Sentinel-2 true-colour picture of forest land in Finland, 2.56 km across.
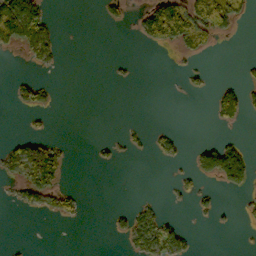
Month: October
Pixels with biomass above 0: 21%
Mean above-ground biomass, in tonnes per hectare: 26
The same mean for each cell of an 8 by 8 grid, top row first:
142 37 0 20 43 115 122 57
51 61 0 0 14 41 24 1
16 11 0 4 0 1 11 20
7 21 0 0 0 0 7 55
31 57 0 10 11 22 27 29
57 112 0 0 0 11 47 85
16 44 17 6 25 4 17 12
1 0 0 6 66 64 0 1
